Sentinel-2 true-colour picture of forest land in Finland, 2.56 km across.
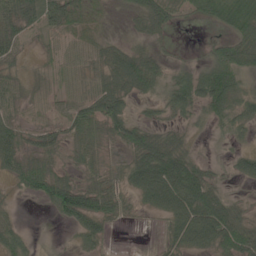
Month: May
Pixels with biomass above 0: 71%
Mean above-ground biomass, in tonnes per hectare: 40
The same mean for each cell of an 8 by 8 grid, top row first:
77 47 40 5 64 33 26 56
33 10 26 32 24 8 23 83
19 11 19 47 88 51 77 31
20 19 48 61 12 36 36 35
48 34 51 21 83 51 4 11
37 74 28 16 90 104 44 27
7 21 78 47 24 82 106 34
34 1 24 7 0 43 56 88
